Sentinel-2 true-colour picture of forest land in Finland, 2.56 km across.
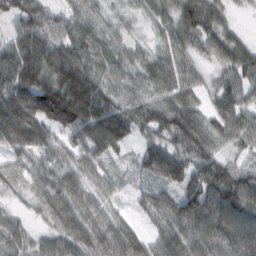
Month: February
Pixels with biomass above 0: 94%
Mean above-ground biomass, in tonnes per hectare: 72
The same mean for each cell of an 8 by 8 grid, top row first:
73 74 55 27 35 61 67 8
87 103 76 49 33 61 53 66
113 101 146 62 63 72 29 76
129 127 134 82 86 90 50 77
86 94 83 84 46 69 71 48
31 82 64 28 38 74 96 72
23 84 87 33 40 76 115 105
66 52 84 86 62 92 95 101
